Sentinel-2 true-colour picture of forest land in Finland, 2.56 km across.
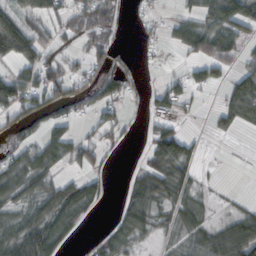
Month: October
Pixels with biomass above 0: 54%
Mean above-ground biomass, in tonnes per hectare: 41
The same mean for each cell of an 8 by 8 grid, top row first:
56 50 61 54 20 23 55 89
67 46 27 39 19 27 75 45
53 79 40 41 8 23 43 44
64 39 21 33 13 39 11 60
32 64 46 21 19 97 4 1
52 42 31 11 57 65 0 3
38 55 53 9 74 45 18 5
64 91 8 46 26 35 53 81
